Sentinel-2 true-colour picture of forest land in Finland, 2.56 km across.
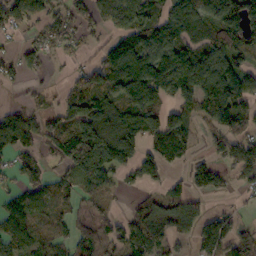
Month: October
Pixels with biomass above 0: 70%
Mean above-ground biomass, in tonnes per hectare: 91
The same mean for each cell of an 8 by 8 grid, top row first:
108 88 79 112 112 111 122 210
28 56 39 94 129 124 128 119
31 15 69 103 154 159 180 123
52 58 140 98 126 73 135 100
84 61 201 204 127 93 43 109
50 43 115 79 61 27 84 61
85 69 41 29 59 78 35 24
92 56 85 90 105 53 132 95
